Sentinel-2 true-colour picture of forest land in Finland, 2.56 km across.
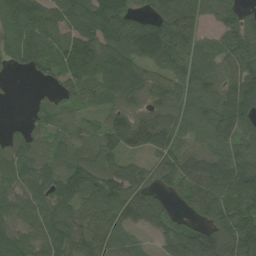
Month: August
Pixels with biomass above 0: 88%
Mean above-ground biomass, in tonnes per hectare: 85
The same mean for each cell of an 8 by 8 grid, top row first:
110 87 88 112 56 119 77 79
107 87 99 84 106 102 76 116
7 39 81 87 62 83 80 125
0 58 48 63 52 83 78 132
60 60 67 88 104 93 60 89
77 87 91 90 73 116 150 139
72 73 87 91 126 44 116 118
83 79 67 81 26 108 116 113
